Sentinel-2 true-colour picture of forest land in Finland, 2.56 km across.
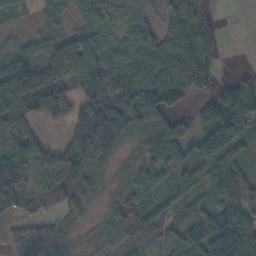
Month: November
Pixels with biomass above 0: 81%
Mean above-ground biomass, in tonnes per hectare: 59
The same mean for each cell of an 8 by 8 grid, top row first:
17 23 28 61 46 45 17 0
31 45 108 64 84 54 25 0
127 85 60 110 99 58 37 32
68 61 65 126 107 17 51 130
45 26 137 138 37 56 89 60
55 40 104 14 48 43 44 63
45 41 37 35 72 38 36 95
30 61 16 46 31 45 116 146
